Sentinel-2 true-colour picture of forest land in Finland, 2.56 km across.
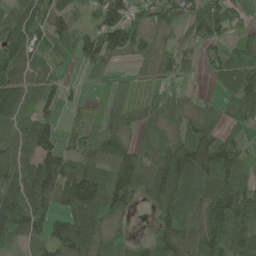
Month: June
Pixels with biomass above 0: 85%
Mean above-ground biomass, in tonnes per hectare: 86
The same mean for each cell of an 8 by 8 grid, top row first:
102 119 39 100 73 69 105 56
123 89 95 103 71 50 54 91
118 70 18 37 26 55 27 142
98 53 34 56 59 55 37 81
84 106 82 126 63 85 95 66
96 130 132 110 110 137 119 93
145 83 136 111 32 98 118 138
60 90 138 65 34 92 136 116
